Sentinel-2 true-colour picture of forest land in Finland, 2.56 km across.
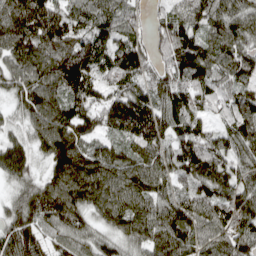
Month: April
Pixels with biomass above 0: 95%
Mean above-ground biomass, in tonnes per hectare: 125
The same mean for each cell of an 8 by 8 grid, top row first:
184 163 108 130 63 103 129 124
164 153 133 119 98 161 119 119
105 148 150 97 96 125 130 106
57 170 138 145 171 136 77 133
97 142 155 84 138 102 123 129
102 97 183 145 145 97 131 110
101 134 119 152 126 138 125 145
155 78 84 74 112 153 123 126
